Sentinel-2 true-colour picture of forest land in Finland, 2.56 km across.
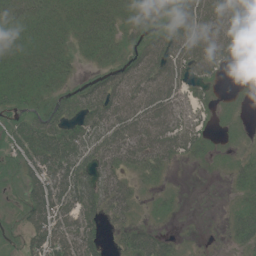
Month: June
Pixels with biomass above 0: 77%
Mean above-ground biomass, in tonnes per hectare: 38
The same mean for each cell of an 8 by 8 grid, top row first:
32 35 41 43 39 51 73 61
37 41 26 35 54 64 69 22
35 38 21 57 69 56 26 2
24 42 46 67 72 41 8 5
33 67 54 63 66 52 20 7
22 64 52 43 23 2 2 29
19 69 54 40 8 8 0 28
14 66 62 11 49 15 1 32
